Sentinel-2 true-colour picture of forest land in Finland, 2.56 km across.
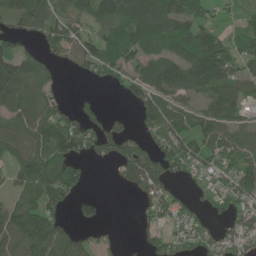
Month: June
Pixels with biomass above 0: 69%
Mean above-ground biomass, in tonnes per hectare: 67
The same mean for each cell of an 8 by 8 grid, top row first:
74 83 55 80 106 91 41 34
55 45 70 100 95 89 160 82
127 41 14 38 80 101 141 79
90 91 30 16 63 66 70 58
62 122 83 66 43 81 74 46
57 131 67 11 113 32 34 103
75 89 36 0 36 56 26 54
78 118 47 11 32 46 32 61
